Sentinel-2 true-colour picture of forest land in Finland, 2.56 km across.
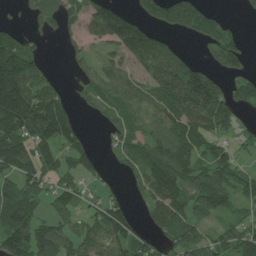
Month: July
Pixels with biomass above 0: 69%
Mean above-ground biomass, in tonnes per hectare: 88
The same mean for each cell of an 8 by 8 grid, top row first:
10 73 70 122 79 165 65 11
110 9 42 65 137 35 52 62
199 50 41 98 86 164 116 54
229 182 22 66 58 133 187 52
139 122 57 31 83 118 93 42
107 81 49 14 92 152 119 75
151 44 46 80 45 111 90 48
145 112 96 116 63 93 69 97
